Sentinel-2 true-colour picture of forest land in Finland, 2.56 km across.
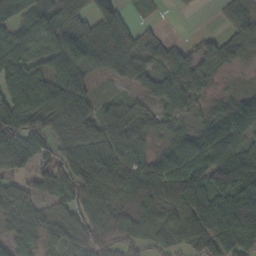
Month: October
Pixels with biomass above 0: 86%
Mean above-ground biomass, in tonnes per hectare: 75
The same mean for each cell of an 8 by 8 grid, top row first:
72 77 65 87 11 5 1 64
81 79 133 112 69 57 47 50
91 75 68 36 78 82 48 9
146 115 132 46 57 43 35 101
131 84 85 81 48 74 93 62
65 91 107 74 72 106 110 141
65 42 98 55 57 63 135 140
46 46 68 59 66 67 100 101
